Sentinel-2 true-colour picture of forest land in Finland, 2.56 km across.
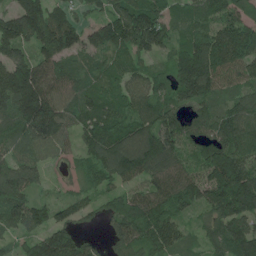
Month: June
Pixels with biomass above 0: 92%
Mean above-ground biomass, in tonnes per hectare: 119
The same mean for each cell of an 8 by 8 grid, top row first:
159 148 58 120 168 72 113 124
135 122 102 131 146 100 190 156
197 141 92 99 106 132 149 89
170 178 109 118 113 115 105 121
95 109 73 153 184 134 138 127
146 43 47 101 108 106 139 186
149 81 66 65 142 98 104 158
58 121 87 74 114 92 71 168
